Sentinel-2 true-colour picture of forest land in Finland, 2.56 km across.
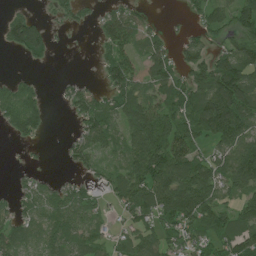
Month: July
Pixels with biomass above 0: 69%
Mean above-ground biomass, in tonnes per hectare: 63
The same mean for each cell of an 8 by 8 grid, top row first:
42 20 28 52 27 3 59 79
55 40 1 61 59 32 46 98
39 3 18 67 56 70 113 133
101 37 54 73 111 88 142 126
12 4 52 54 105 99 58 94
11 13 24 47 104 127 100 103
36 61 75 26 86 132 102 59
74 65 70 37 61 56 64 87
